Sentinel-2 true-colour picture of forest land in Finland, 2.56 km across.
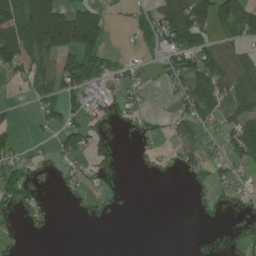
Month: July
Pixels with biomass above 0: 44%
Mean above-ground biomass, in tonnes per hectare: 41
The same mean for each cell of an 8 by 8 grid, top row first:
97 181 102 14 37 103 111 105
105 103 107 8 22 76 57 33
24 56 97 44 21 55 99 48
6 37 53 35 25 39 58 64
24 8 64 19 13 38 21 89
45 5 35 21 6 11 33 27
35 18 17 16 0 0 15 16
14 7 0 0 0 0 4 16
